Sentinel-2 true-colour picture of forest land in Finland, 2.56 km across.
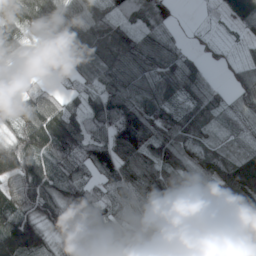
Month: April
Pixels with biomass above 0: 88%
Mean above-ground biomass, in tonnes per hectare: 91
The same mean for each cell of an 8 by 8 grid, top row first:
116 159 109 67 83 38 7 124
111 63 109 128 101 58 29 26
40 17 49 110 92 128 39 58
106 114 74 167 144 97 83 66
107 127 121 130 125 115 58 32
104 99 55 87 98 69 84 165
99 113 87 55 63 125 67 118
211 83 69 69 49 104 102 98
